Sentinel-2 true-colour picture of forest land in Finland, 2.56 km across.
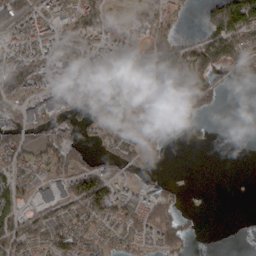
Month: March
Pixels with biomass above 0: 61%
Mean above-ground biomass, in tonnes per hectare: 56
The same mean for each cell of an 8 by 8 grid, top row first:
58 68 88 25 41 45 74 181
85 66 78 66 50 80 139 107
124 48 85 94 68 74 48 35
70 52 53 82 53 44 20 0
94 93 39 37 34 12 8 0
75 42 97 59 20 5 0 0
70 38 82 83 59 40 0 0
83 77 83 46 47 78 0 0
